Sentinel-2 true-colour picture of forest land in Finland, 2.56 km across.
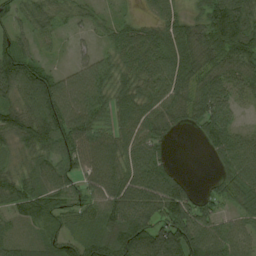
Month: August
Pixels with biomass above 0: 88%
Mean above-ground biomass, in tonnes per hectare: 73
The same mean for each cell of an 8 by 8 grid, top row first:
47 54 36 25 24 46 86 101
84 17 17 44 88 94 98 119
129 86 69 60 77 100 73 59
81 130 95 58 70 59 94 32
47 76 88 76 83 8 50 59
55 71 64 94 99 49 12 80
65 97 66 101 110 125 55 51
62 79 62 98 128 137 98 59
